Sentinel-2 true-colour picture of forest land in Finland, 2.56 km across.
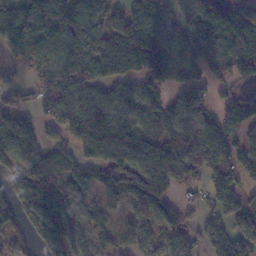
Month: November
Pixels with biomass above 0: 81%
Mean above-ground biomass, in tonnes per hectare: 83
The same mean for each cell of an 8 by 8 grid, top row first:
93 131 104 68 101 56 86 90
73 79 77 92 153 85 64 92
36 87 107 92 100 74 75 70
75 65 100 79 72 66 65 117
94 57 77 125 103 60 103 80
82 106 81 95 125 90 64 90
69 97 76 51 97 73 56 94
41 82 57 52 67 74 79 98
